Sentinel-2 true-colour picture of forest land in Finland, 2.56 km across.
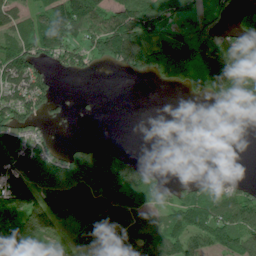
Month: July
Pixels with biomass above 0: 63%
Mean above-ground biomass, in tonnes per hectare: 80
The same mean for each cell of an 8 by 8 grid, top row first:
64 106 149 113 134 55 28 62
88 98 74 153 128 109 99 106
113 60 10 0 13 44 150 164
112 37 3 0 0 0 2 93
78 50 23 30 0 0 0 0
122 97 110 129 88 3 17 12
160 187 201 118 71 80 102 134
143 102 112 126 147 112 81 103
